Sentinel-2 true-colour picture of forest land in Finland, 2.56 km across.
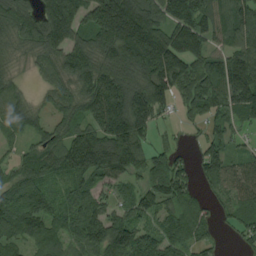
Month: August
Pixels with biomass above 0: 87%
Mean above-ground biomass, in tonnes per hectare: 119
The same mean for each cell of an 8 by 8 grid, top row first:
133 195 157 259 182 181 133 120
67 129 122 176 236 180 119 101
51 53 135 186 170 161 114 203
91 61 109 264 182 46 87 107
32 90 199 200 91 34 82 36
82 99 137 134 92 139 86 89
154 101 113 79 100 89 40 94
89 93 100 161 86 83 49 38
